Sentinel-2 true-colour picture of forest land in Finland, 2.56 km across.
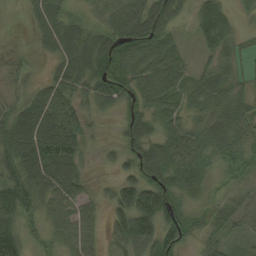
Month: September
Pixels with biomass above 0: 88%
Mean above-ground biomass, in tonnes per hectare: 54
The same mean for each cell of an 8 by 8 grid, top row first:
0 43 19 39 81 48 87 19
5 26 69 72 85 45 43 29
23 36 56 83 75 69 63 40
49 92 42 25 67 56 57 67
79 104 54 14 72 70 62 56
57 87 47 20 72 70 34 29
74 43 45 56 127 75 35 41
102 21 52 35 78 76 34 23
